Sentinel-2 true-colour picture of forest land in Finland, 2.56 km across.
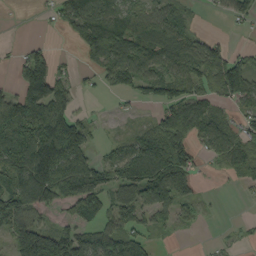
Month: September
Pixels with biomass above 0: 66%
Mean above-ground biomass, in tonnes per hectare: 67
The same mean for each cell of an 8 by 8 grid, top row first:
1 14 102 85 65 48 6 42
12 33 30 130 80 70 71 21
42 143 19 58 77 82 64 134
116 123 16 5 9 100 85 37
90 137 57 25 84 100 66 83
96 126 148 62 144 129 8 54
115 43 89 65 75 63 9 1
91 127 107 94 61 5 3 8
